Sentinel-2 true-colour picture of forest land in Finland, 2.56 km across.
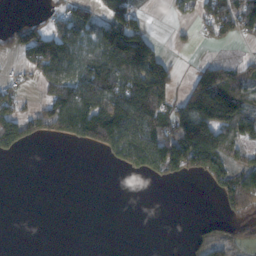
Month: November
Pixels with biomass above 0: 46%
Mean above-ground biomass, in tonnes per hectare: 64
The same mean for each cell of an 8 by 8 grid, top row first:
1 26 52 78 26 21 78 111
28 71 91 164 146 12 14 8
28 83 141 157 189 56 152 87
87 98 172 181 196 99 119 117
73 13 39 114 152 164 184 76
0 0 0 0 36 52 72 89
0 0 0 0 0 0 0 52
0 0 0 0 0 0 49 46
